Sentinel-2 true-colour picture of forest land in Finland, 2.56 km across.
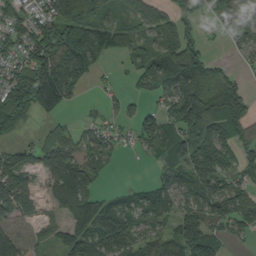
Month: September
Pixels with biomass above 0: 72%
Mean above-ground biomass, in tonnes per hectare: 90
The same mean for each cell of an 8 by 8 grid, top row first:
90 113 156 40 61 70 48 100
76 166 153 71 50 146 34 32
122 244 119 14 65 164 107 35
140 81 10 29 68 125 157 122
37 72 75 61 73 136 136 88
120 86 157 15 4 91 111 55
66 31 131 110 94 83 93 110
91 39 124 149 73 114 124 34
